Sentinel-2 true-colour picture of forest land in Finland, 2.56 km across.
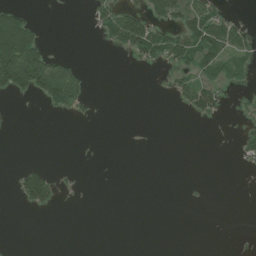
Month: July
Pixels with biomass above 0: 23%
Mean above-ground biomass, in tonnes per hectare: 21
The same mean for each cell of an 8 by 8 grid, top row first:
49 0 0 50 62 61 64 10
130 24 0 19 79 83 86 47
111 117 53 0 0 27 39 17
3 13 18 0 0 3 45 8
0 0 0 0 0 0 0 26
25 50 3 0 0 0 0 1
4 32 1 0 0 0 1 0
0 0 0 0 0 0 0 1
